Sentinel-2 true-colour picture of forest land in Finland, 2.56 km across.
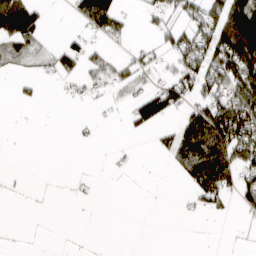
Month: March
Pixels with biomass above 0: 35%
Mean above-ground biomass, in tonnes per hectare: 31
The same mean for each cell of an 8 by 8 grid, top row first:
100 11 57 93 15 34 59 133
33 14 36 11 15 56 85 139
15 10 29 37 24 52 71 89
1 0 1 5 52 29 83 94
0 0 3 2 0 62 124 96
2 0 3 2 0 15 98 60
0 0 1 0 1 2 29 19
0 1 1 0 1 0 0 1
